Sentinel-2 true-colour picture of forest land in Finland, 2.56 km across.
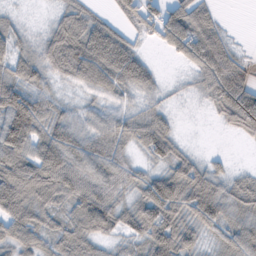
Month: February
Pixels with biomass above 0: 81%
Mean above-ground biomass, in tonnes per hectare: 63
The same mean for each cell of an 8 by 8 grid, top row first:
11 14 57 28 67 83 57 0
38 65 93 103 18 60 127 15
73 39 68 89 65 4 75 68
132 67 31 40 44 10 18 130
116 85 67 66 65 45 0 9
129 110 80 68 44 85 68 24
104 70 75 75 83 93 102 69
79 54 74 30 68 97 25 75
